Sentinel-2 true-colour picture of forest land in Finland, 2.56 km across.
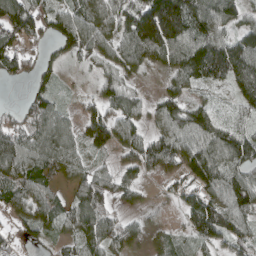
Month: April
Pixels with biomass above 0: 84%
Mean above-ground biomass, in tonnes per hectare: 81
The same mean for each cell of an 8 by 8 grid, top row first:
121 77 93 88 152 184 112 65
81 40 111 82 140 127 140 116
32 53 11 67 19 65 91 94
44 102 48 77 53 100 74 38
112 100 55 89 96 114 105 114
96 78 65 65 49 47 118 88
60 75 96 50 23 24 147 121
41 42 75 79 33 47 91 96
